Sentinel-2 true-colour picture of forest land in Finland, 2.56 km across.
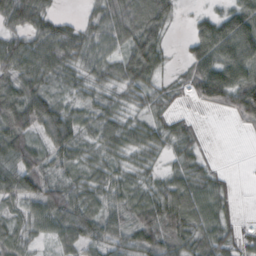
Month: October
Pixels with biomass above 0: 85%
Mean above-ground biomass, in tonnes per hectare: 47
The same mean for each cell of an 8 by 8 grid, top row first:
57 37 15 50 77 25 34 77
48 56 48 37 83 6 91 91
51 45 35 38 60 19 101 75
71 74 40 38 31 22 12 58
69 57 52 47 49 39 8 0
72 41 39 44 33 44 36 3
28 61 64 42 65 84 61 12
36 27 44 53 68 64 53 31
